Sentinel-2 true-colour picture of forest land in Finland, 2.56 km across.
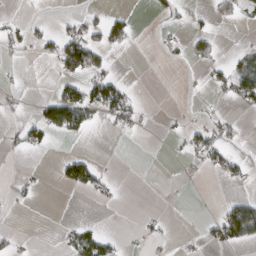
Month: March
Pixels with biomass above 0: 19%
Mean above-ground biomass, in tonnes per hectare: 18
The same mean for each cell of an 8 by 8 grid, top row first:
5 2 14 25 0 17 11 16
15 20 105 27 0 7 19 6
4 1 51 48 0 0 14 54
9 55 78 53 10 3 9 11
18 16 3 0 0 5 54 12
5 1 72 10 0 1 9 22
3 0 0 4 1 0 0 65
12 0 49 20 9 6 20 56
